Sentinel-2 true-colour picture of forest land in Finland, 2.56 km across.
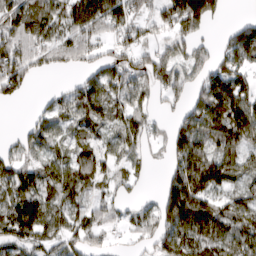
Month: March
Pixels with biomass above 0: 76%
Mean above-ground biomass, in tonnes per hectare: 74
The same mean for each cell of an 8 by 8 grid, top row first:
100 107 112 116 47 122 99 14
115 92 85 42 55 53 34 109
90 5 24 66 74 62 79 64
0 52 72 68 50 35 119 136
33 65 56 50 51 87 78 110
61 84 92 49 26 101 152 71
101 90 54 44 35 164 109 86
79 62 55 14 33 119 133 105
